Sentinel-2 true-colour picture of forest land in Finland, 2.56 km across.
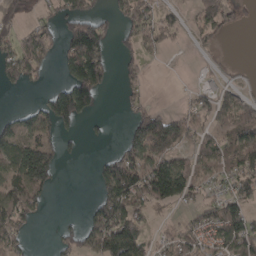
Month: April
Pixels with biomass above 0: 51%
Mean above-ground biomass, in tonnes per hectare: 72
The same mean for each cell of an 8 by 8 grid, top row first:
69 27 130 42 90 32 81 32
100 96 191 59 67 19 26 0
74 15 196 43 42 1 11 5
28 91 160 1 68 32 68 57
90 67 19 14 135 90 55 102
98 112 0 125 127 165 50 86
108 25 4 169 61 39 50 95
74 4 81 212 98 79 69 142
